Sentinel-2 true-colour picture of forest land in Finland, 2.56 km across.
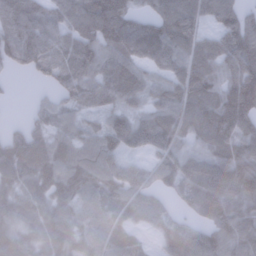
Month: January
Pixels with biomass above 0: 88%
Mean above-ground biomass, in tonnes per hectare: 85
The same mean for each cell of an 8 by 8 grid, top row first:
110 87 88 112 56 119 77 79
107 87 99 84 106 102 76 116
7 39 81 87 62 83 80 125
0 58 48 63 52 83 78 132
60 60 67 88 104 93 60 89
77 87 91 90 73 116 150 139
72 73 87 91 126 44 116 118
83 79 67 81 26 108 116 113
